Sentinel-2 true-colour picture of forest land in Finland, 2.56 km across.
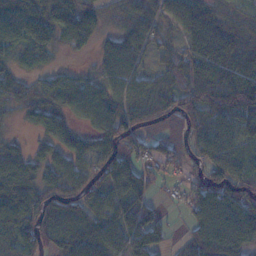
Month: November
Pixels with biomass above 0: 84%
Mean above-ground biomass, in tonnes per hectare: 66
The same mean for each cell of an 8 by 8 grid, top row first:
109 87 97 32 70 61 76 33
63 52 39 44 52 36 122 90
45 36 42 53 43 59 123 121
26 63 48 70 64 87 102 101
23 43 36 65 55 69 68 44
79 58 64 101 70 21 64 69
91 81 63 63 65 10 99 116
58 67 80 60 80 15 104 93
